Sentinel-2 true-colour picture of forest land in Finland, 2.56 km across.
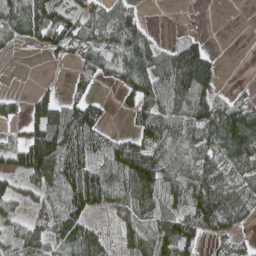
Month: April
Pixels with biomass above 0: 70%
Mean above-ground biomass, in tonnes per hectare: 59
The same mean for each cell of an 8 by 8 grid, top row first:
90 104 51 35 16 2 2 0
19 51 41 42 73 47 36 0
0 4 37 28 83 119 87 3
25 77 64 11 68 90 91 83
59 144 76 41 87 90 89 121
48 76 103 59 121 78 85 57
27 35 76 47 65 65 132 80
38 39 91 31 80 125 38 21
